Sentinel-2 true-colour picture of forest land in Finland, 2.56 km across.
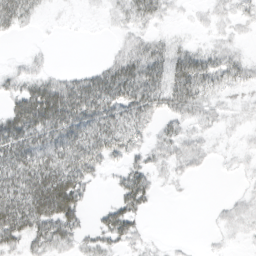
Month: March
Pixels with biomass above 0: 65%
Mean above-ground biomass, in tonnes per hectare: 26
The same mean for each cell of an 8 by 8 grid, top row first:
43 4 2 10 30 5 7 11
0 2 0 5 30 23 11 7
17 28 33 60 61 51 17 18
48 82 63 43 39 27 14 6
60 49 57 44 18 24 9 4
58 69 47 8 29 10 3 4
74 81 35 21 18 0 1 9
39 44 20 27 10 1 2 4
